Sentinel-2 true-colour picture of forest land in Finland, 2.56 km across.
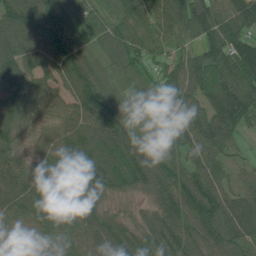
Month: June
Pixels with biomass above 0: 95%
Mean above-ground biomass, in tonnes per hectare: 97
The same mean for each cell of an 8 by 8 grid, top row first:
93 86 85 57 80 124 132 125
94 105 84 84 75 53 83 105
115 69 137 71 51 91 115 126
93 48 101 109 73 115 118 152
54 71 133 146 126 111 115 37
98 99 145 139 119 103 105 42
105 125 125 34 34 106 114 125
52 67 75 111 93 114 96 114
